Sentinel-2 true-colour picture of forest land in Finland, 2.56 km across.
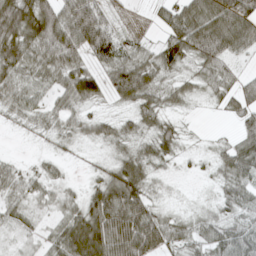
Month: April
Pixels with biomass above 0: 80%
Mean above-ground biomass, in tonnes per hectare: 51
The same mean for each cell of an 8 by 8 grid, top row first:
106 88 121 32 10 73 100 115
97 93 88 76 27 78 101 53
56 42 97 65 80 31 43 34
35 34 34 14 49 21 5 46
1 11 17 28 25 37 7 47
33 29 6 50 44 8 9 56
29 16 50 120 73 8 11 35
13 32 131 121 111 42 45 61
